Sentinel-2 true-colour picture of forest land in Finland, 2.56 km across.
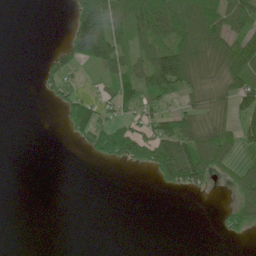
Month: June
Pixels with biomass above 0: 46%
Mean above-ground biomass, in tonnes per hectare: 49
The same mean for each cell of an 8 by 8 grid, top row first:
0 0 113 97 157 148 141 131
0 8 142 95 61 121 108 100
0 51 13 51 84 121 48 90
0 2 80 29 40 43 45 52
0 0 18 156 99 120 106 57
0 0 0 0 5 119 71 69
0 0 0 0 0 0 0 111
0 0 0 0 0 0 0 16
